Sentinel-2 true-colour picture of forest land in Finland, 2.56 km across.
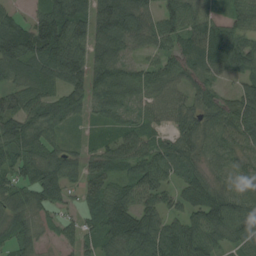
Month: August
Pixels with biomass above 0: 90%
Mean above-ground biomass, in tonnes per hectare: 72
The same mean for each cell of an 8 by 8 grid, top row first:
40 92 80 119 68 82 59 62
107 114 72 93 43 66 83 91
60 80 76 95 74 67 56 45
81 89 52 66 47 68 79 83
83 66 21 58 63 72 64 68
60 92 58 62 90 56 53 54
71 56 40 97 83 52 104 99
63 18 48 70 112 123 96 67
